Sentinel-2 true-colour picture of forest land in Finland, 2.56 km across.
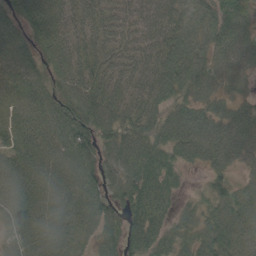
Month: May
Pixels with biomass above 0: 93%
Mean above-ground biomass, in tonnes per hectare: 78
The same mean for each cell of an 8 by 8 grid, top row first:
69 108 61 64 66 80 88 89
88 85 70 70 65 99 91 87
87 64 85 75 72 102 77 52
74 82 91 85 78 68 72 59
78 83 83 72 80 90 114 94
96 88 94 62 100 48 36 38
90 87 89 60 94 36 53 92
71 89 69 63 92 60 78 81
